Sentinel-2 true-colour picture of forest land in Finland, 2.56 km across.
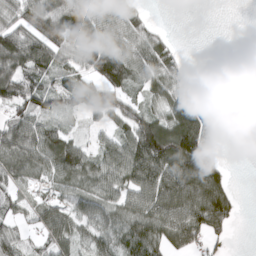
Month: March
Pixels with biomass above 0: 70%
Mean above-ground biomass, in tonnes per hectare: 67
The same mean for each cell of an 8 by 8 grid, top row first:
69 110 101 75 40 0 0 0
111 88 106 83 77 30 0 0
114 51 60 113 64 70 6 0
50 64 66 103 75 102 48 0
89 92 48 60 162 149 80 0
51 55 77 81 129 133 149 0
40 59 66 66 94 128 142 25
63 58 56 60 90 76 63 0
